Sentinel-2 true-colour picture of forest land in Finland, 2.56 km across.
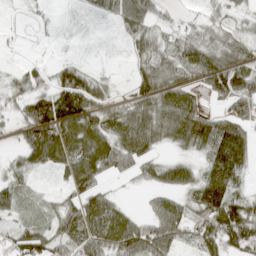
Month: April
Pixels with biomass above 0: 71%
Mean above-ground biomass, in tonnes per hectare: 54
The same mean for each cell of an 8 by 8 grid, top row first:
1 4 6 35 60 14 19 19
2 3 2 2 45 54 68 63
25 34 67 16 64 58 64 83
26 96 90 50 82 102 50 50
24 130 90 80 86 53 88 94
31 10 90 35 35 58 72 50
35 20 78 64 15 63 117 93
57 66 81 82 104 52 66 100
